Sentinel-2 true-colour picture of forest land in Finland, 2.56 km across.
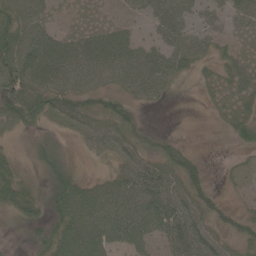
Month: June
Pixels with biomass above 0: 83%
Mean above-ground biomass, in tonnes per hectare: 52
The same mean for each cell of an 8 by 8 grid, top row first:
76 45 36 30 32 78 39 53
97 92 77 99 50 75 46 45
97 88 63 58 82 33 28 70
67 63 51 48 18 0 12 47
12 41 21 53 39 28 4 30
42 45 32 37 89 63 27 12
49 43 90 79 86 85 52 25
11 55 92 58 55 74 68 51
